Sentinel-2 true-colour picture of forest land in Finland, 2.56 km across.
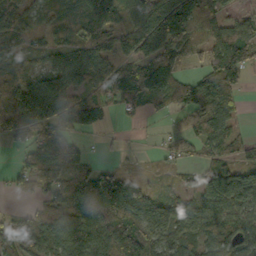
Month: October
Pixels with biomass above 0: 77%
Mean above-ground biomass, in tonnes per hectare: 85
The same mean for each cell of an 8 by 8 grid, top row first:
56 46 75 99 103 216 100 28
41 38 81 73 96 88 61 98
102 98 72 119 120 72 84 54
172 213 176 41 41 51 97 27
42 123 50 7 3 39 59 40
33 115 97 84 23 22 95 126
15 75 101 156 104 76 92 95
127 108 121 140 141 94 97 96
